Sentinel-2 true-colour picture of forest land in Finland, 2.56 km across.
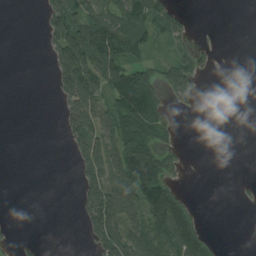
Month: August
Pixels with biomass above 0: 41%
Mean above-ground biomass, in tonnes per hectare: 46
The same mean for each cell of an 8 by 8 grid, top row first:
0 70 83 74 97 72 0 0
0 36 142 121 58 32 21 0
0 10 168 97 101 81 4 7
0 0 94 87 132 19 0 0
0 0 67 95 97 25 0 0
0 0 33 90 146 39 0 4
0 0 42 137 105 81 1 4
15 1 7 130 88 102 35 0
